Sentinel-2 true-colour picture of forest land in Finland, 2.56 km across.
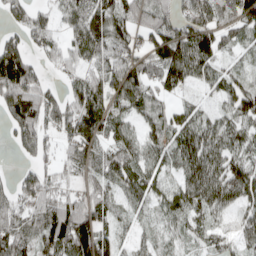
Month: April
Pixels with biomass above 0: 82%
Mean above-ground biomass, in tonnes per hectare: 85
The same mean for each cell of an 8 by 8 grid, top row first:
64 51 106 131 89 94 86 100
101 63 92 105 69 138 124 30
152 41 76 96 92 96 58 51
152 104 163 87 67 59 39 101
60 65 118 85 82 85 104 80
40 69 63 84 83 45 125 111
65 94 112 65 39 82 97 70
102 101 166 80 34 41 63 60
